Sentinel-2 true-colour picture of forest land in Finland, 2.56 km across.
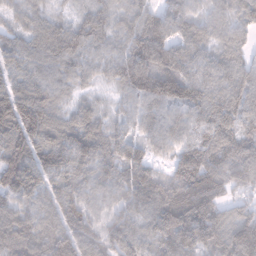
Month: January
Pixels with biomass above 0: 97%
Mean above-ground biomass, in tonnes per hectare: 96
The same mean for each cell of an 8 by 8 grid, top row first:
62 62 46 57 75 75 71 93
75 116 100 65 129 91 67 60
83 84 54 71 158 136 89 100
170 110 65 40 85 81 114 93
141 105 102 83 63 86 118 93
156 84 82 96 94 95 96 101
93 103 114 76 96 145 108 71
132 126 135 106 92 139 102 135
